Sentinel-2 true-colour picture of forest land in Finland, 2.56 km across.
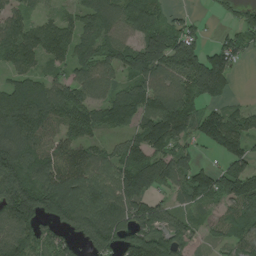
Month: July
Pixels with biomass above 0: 83%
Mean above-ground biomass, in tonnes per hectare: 106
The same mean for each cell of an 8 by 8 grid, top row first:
69 43 88 110 153 28 13 63
131 132 95 104 138 128 65 84
94 82 99 79 122 112 222 15
184 149 122 152 143 158 68 59
118 96 106 49 141 99 76 109
142 135 139 111 172 111 88 139
187 142 151 144 115 59 53 97
119 84 75 119 129 91 39 74
